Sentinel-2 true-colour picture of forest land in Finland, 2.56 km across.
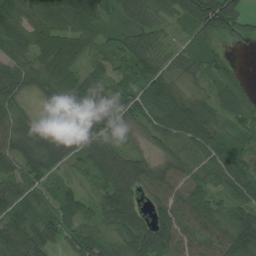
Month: August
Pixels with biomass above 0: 90%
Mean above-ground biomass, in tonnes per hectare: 69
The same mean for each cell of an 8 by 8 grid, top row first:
99 97 121 42 63 58 150 60
62 81 61 47 71 23 43 6
74 72 72 70 86 37 48 54
61 15 90 60 60 99 78 89
76 70 58 50 18 74 95 61
87 63 31 66 70 70 69 96
62 40 67 88 47 88 85 68
96 68 75 45 98 87 76 115
